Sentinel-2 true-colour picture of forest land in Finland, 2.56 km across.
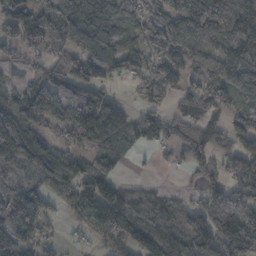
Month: November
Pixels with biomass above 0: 76%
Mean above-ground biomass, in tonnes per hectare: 87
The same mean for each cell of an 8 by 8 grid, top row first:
114 111 82 118 75 140 170 135
58 71 66 72 77 118 78 111
29 108 112 50 90 68 79 108
95 143 147 119 62 40 58 73
141 73 81 90 52 60 93 64
95 139 64 55 7 6 60 88
174 77 106 92 71 55 80 47
105 48 20 83 104 95 126 126
